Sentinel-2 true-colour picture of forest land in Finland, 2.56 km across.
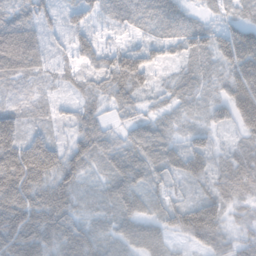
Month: November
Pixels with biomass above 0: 92%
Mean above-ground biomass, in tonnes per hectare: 61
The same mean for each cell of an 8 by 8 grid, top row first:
47 30 62 35 52 56 21 34
104 30 52 41 53 49 74 165
35 17 25 74 56 34 35 149
40 19 43 29 31 27 41 133
101 74 68 51 92 43 60 39
123 81 57 60 69 50 65 67
99 97 35 48 47 70 104 33
88 74 95 59 82 33 93 38
